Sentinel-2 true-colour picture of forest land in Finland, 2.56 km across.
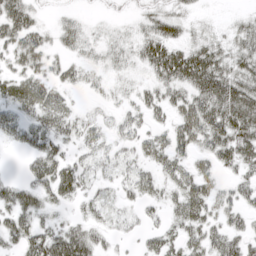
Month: April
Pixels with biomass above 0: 73%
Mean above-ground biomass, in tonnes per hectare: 31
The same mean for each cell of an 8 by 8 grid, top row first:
55 7 11 8 19 28 6 12
40 25 25 20 35 40 40 36
36 31 22 14 16 48 68 51
31 43 16 13 30 34 62 73
21 39 24 19 29 39 38 58
12 47 38 21 26 31 28 25
45 23 12 16 20 27 38 30
34 52 55 17 18 28 37 37
